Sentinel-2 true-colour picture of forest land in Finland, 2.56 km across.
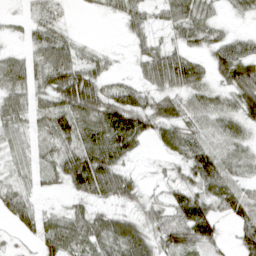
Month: April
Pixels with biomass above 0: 82%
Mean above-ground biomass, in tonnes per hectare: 49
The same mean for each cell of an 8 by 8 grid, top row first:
26 31 3 17 38 53 37 22
27 67 28 9 32 37 38 49
69 62 89 24 38 70 35 87
60 62 84 87 73 50 47 55
36 44 68 89 26 52 46 39
31 38 97 77 14 28 79 34
55 30 31 31 35 69 61 61
14 75 65 73 64 69 60 50
